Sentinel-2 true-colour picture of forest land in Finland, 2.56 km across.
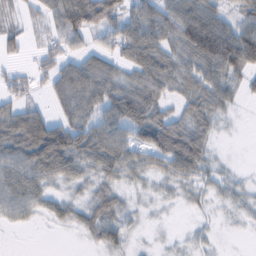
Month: February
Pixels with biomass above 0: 76%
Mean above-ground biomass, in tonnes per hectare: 45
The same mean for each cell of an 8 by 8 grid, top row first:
30 44 96 60 60 77 68 43
29 35 30 40 75 55 92 93
35 36 75 54 68 56 62 31
57 31 62 67 86 34 60 8
75 116 68 73 60 92 44 1
59 51 36 40 30 42 26 11
45 27 32 52 10 8 14 18
0 0 10 43 5 8 13 2
